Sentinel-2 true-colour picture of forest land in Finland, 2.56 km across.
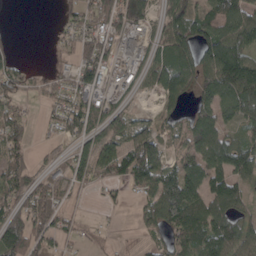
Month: April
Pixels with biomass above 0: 70%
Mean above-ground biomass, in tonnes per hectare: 74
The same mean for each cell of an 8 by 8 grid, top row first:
0 0 79 110 72 118 99 112
22 10 68 74 47 166 131 135
67 33 96 33 48 169 115 159
53 25 101 68 14 58 99 86
63 13 62 83 127 35 120 65
79 42 75 80 136 94 106 81
63 89 16 15 50 151 97 59
111 70 28 11 18 60 95 89
